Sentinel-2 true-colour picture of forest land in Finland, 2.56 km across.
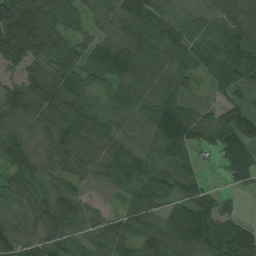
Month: August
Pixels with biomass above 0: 91%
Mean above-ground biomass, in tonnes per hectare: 85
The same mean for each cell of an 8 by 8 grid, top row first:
140 112 75 80 115 43 57 86
126 109 70 108 95 82 85 120
69 118 88 84 77 80 40 80
109 136 99 53 72 107 44 80
102 98 90 73 70 100 55 112
73 72 65 72 94 99 19 75
36 102 83 40 103 68 84 21
107 82 54 99 105 102 113 131
